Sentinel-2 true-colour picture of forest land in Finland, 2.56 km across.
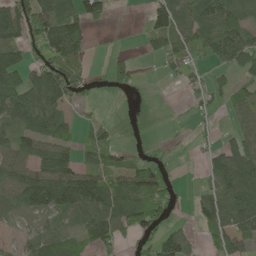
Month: May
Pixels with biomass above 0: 61%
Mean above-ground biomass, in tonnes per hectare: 58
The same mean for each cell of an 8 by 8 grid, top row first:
103 130 103 18 23 80 89 48
84 97 69 2 19 59 63 109
89 118 54 36 2 20 38 37
104 102 13 1 0 1 23 43
66 86 36 34 5 4 21 67
67 138 97 55 91 7 55 122
35 83 81 83 78 15 73 109
18 73 44 64 40 77 29 76
